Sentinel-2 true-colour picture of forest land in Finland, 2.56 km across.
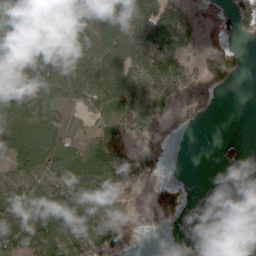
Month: March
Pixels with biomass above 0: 65%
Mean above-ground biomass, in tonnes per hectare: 60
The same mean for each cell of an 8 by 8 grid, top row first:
137 76 80 67 113 75 76 46
87 78 90 78 97 92 73 21
91 73 84 79 55 115 83 16
85 48 7 48 90 42 26 0
101 73 46 97 58 12 0 13
46 45 88 83 59 4 0 25
80 89 81 67 27 59 0 3
109 112 98 102 9 0 0 0
